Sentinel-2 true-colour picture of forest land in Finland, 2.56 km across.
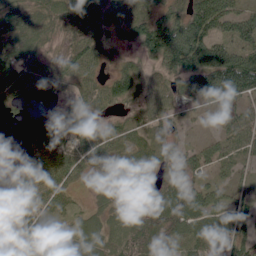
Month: June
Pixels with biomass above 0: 86%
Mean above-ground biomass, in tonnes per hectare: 60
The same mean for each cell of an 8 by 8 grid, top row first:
67 66 77 61 65 58 123 65
88 37 79 51 78 139 119 71
96 67 51 65 60 62 115 149
21 20 62 32 46 33 17 47
4 75 64 64 46 27 30 46
29 74 36 49 34 59 38 26
66 53 22 40 48 92 95 49
51 29 53 56 97 53 76 72
